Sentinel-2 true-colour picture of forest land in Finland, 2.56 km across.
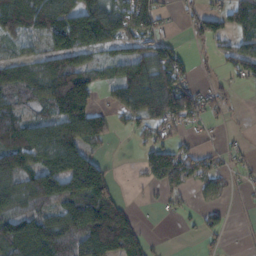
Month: November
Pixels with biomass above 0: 66%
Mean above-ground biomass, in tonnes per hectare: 79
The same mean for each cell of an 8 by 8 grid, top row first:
184 148 155 146 120 16 78 72
46 85 132 59 78 47 17 59
108 140 138 58 120 112 16 26
89 66 137 44 100 141 42 7
141 128 97 16 42 56 24 14
124 93 189 44 27 87 48 21
86 78 122 141 7 23 31 7
123 129 127 183 62 0 24 3
